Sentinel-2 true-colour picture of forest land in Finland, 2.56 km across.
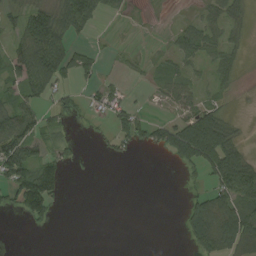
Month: August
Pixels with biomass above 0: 45%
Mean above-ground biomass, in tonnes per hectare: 37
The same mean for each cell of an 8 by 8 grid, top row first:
39 86 103 14 3 3 32 30
46 122 25 5 2 32 48 23
41 75 35 11 10 44 18 11
64 31 22 49 13 24 51 4
105 38 9 27 38 98 145 43
99 76 1 0 0 3 59 126
41 61 0 0 0 2 63 92
0 0 0 0 0 1 60 80
